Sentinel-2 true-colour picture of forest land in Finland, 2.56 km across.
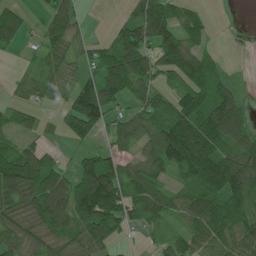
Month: July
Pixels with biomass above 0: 74%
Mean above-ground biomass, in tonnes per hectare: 83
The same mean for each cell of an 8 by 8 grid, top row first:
65 52 39 8 114 74 22 1
29 68 40 99 118 153 45 2
21 60 61 135 96 69 134 15
45 15 148 66 76 114 145 95
53 24 29 42 69 195 146 107
172 135 116 131 94 60 135 132
88 148 144 156 109 65 129 94
61 69 76 60 13 64 81 79
